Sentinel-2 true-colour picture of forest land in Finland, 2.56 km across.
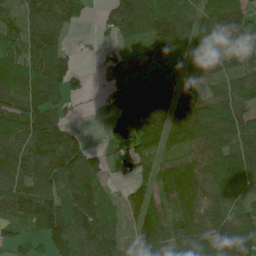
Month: June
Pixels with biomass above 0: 84%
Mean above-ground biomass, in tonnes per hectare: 111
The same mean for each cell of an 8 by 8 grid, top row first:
60 170 68 82 168 145 119 142
87 126 13 43 88 167 119 85
123 144 35 82 144 112 88 103
140 127 11 73 195 150 120 111
101 189 99 55 106 83 127 106
111 128 172 37 70 135 113 130
90 174 149 45 131 103 117 80
59 115 129 120 122 118 160 214
